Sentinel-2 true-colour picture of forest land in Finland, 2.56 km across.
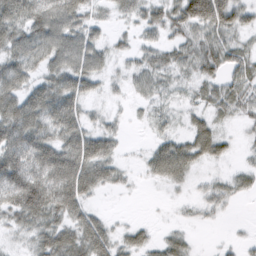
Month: February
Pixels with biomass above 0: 79%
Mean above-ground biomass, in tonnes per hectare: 36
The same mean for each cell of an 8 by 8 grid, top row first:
58 69 42 18 35 55 106 48
51 59 60 22 28 35 54 33
42 33 40 16 30 21 33 41
59 48 28 10 10 15 27 28
62 42 43 21 8 39 50 10
79 67 49 27 13 38 12 25
57 71 32 2 0 6 22 27
10 44 47 34 24 26 4 29
